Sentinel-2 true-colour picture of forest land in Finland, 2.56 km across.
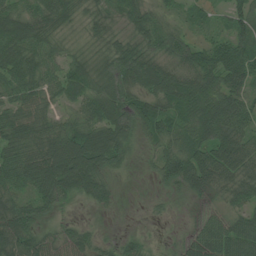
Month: July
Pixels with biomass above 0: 90%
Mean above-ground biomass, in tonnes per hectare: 67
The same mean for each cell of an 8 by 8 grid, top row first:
76 86 47 52 63 28 26 60
95 64 34 67 61 74 55 77
70 64 71 89 78 84 77 68
69 52 61 101 96 67 99 76
83 97 131 116 34 62 89 84
82 119 133 42 11 100 82 83
77 56 14 25 6 11 33 50
102 56 57 22 25 15 101 92
